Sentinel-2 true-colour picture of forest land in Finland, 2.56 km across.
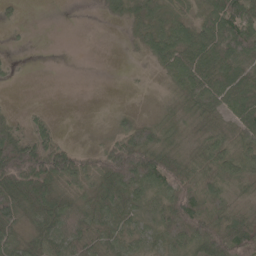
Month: May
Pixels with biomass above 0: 73%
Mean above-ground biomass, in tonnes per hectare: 44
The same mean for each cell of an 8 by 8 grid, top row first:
8 0 0 11 31 35 48 79
3 0 0 0 25 67 62 85
4 0 0 0 1 40 63 82
9 9 0 10 6 28 52 62
86 71 8 45 85 31 39 50
102 100 67 87 91 73 65 44
71 71 45 55 40 105 90 30
42 51 48 39 35 64 100 87
